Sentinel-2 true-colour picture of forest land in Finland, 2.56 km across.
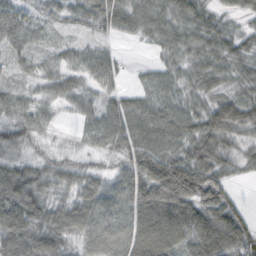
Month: October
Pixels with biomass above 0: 90%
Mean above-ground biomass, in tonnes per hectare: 50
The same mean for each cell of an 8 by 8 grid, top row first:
54 24 32 64 54 55 42 31
43 18 24 13 8 47 55 46
16 30 28 33 0 18 46 38
43 22 29 51 57 53 59 60
49 14 15 47 64 53 69 39
76 52 45 40 90 122 76 17
89 65 66 55 86 110 81 33
86 85 34 29 91 70 87 81
